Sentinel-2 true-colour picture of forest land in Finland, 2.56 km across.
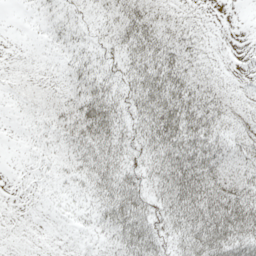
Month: May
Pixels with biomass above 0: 76%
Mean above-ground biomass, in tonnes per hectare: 29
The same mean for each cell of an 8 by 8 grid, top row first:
1 18 19 27 41 17 3 0
0 9 24 25 48 34 9 0
6 9 38 25 47 49 23 4
5 20 48 46 43 62 43 17
1 11 43 44 33 59 44 27
0 6 22 48 33 69 53 35
1 4 11 50 46 61 68 57
6 3 5 28 67 32 63 51
